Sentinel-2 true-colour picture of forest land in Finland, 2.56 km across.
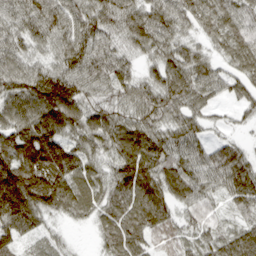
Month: March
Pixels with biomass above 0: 94%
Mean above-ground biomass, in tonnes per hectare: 75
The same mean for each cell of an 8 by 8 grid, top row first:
67 92 76 83 79 77 78 69
61 50 90 71 58 68 38 87
76 106 88 80 52 82 70 58
80 116 79 64 69 61 34 27
105 142 66 70 95 68 45 33
150 160 81 64 107 84 67 92
143 87 71 74 103 59 50 51
76 32 3 74 63 48 53 79
